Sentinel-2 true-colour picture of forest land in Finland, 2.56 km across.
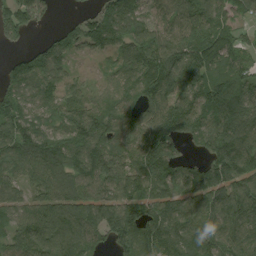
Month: August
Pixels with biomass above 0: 89%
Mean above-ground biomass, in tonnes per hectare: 113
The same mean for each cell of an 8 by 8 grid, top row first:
130 56 40 140 112 112 127 59
29 87 62 95 131 129 188 71
114 86 36 56 135 123 124 111
119 96 125 112 100 128 117 147
126 133 149 125 133 72 98 150
73 116 127 168 141 128 137 144
72 108 108 124 122 130 130 147
85 128 114 92 131 139 136 123
